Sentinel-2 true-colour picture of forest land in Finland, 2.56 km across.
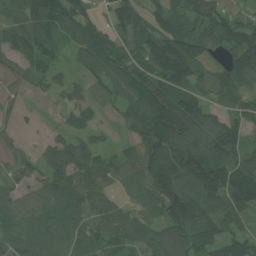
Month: July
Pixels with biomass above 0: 85%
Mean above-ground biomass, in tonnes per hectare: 79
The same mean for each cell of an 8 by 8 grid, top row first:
67 140 83 58 66 66 84 31
98 91 83 105 93 140 82 114
29 57 32 90 90 105 73 90
27 9 41 32 138 126 76 56
19 32 46 23 93 123 101 70
49 55 76 58 96 135 195 133
68 74 72 56 55 147 108 123
64 89 68 63 56 99 75 78
